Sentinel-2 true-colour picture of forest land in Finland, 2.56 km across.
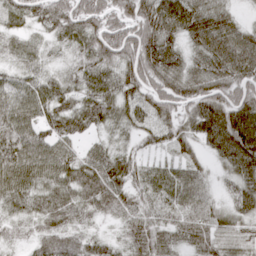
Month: April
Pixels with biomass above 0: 93%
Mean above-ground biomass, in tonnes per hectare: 62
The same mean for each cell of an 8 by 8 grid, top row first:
44 69 87 76 92 95 65 26
35 27 48 85 99 59 91 97
44 41 48 57 81 76 79 83
67 59 68 54 50 58 96 107
83 66 36 35 36 52 64 138
82 65 73 77 37 39 29 81
44 53 56 56 44 52 43 57
28 54 46 29 63 40 63 57
